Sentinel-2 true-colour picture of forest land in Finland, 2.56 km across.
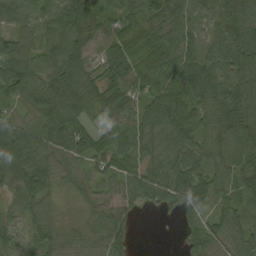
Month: September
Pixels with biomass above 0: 93%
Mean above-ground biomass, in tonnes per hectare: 67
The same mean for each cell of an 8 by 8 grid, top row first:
85 71 75 37 72 64 35 88
92 77 71 48 85 85 52 101
127 86 87 45 85 73 95 98
25 86 86 53 71 107 67 98
99 69 101 57 47 82 60 66
91 79 45 60 59 91 71 62
36 50 30 48 34 45 48 57
28 64 46 68 0 14 69 59
